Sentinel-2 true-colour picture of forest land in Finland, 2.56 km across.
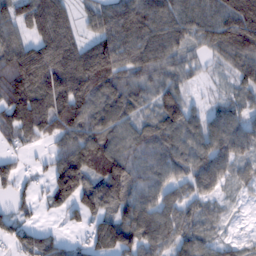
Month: February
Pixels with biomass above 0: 85%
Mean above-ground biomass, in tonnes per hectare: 91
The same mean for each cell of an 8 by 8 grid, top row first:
83 143 43 92 112 97 95 152
113 133 91 134 124 90 69 139
159 155 160 109 68 62 19 60
133 134 127 116 59 107 48 58
42 39 121 110 89 88 93 81
60 67 161 174 81 70 104 47
47 38 92 96 100 88 42 16
63 53 23 129 114 88 61 37
